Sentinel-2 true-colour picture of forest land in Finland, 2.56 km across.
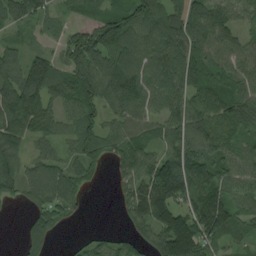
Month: August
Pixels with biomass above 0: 84%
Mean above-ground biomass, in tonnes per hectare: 93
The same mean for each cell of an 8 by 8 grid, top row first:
81 48 35 102 127 101 118 59
55 39 124 162 128 145 104 92
115 132 117 140 130 124 70 84
186 100 101 64 82 103 91 100
87 54 91 62 81 99 90 64
90 130 63 30 109 203 118 97
11 85 33 9 119 134 190 87
10 60 16 38 83 205 102 48
